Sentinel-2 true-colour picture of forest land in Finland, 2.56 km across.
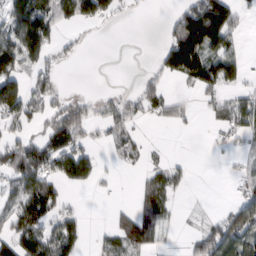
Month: February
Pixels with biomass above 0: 49%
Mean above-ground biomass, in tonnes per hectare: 47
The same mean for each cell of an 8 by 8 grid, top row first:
94 93 45 7 1 40 142 29
135 72 11 0 0 104 82 37
102 37 0 0 24 33 74 33
89 38 59 40 37 33 20 83
57 71 52 34 21 0 6 23
80 87 71 8 26 31 0 24
66 87 14 11 46 16 3 77
85 94 49 46 54 3 87 81
